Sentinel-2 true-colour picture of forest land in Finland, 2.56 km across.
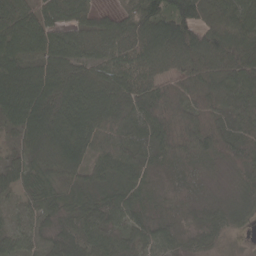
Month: April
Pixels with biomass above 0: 96%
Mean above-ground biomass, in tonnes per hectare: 86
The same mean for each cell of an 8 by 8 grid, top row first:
94 89 81 60 118 136 93 102
92 94 93 103 124 137 126 113
123 129 110 113 104 76 122 132
109 118 122 113 104 111 93 98
37 125 100 90 57 112 111 95
65 76 63 72 63 47 35 38
26 58 66 71 58 49 49 56
60 49 77 71 71 57 50 8
